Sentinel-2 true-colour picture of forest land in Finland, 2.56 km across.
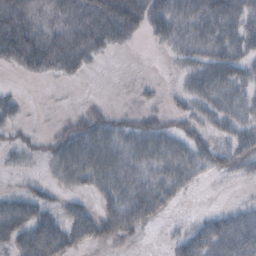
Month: October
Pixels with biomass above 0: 65%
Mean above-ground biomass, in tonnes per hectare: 39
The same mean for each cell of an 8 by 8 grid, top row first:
91 35 67 98 76 41 43 41
113 100 81 28 3 24 37 38
4 15 11 0 5 8 60 40
22 0 14 17 19 21 35 32
17 16 50 52 54 47 36 49
5 11 46 59 50 55 20 22
55 36 33 54 82 15 5 20
58 101 48 35 5 25 74 68
